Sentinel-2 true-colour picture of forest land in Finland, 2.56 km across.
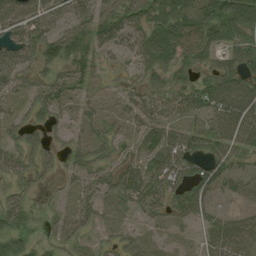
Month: August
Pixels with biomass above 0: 78%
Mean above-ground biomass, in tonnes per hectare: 49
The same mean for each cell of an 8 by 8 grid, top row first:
74 67 57 58 63 85 92 85
102 79 63 38 63 83 55 62
65 54 47 10 32 38 45 72
27 44 30 23 47 30 53 77
46 36 36 53 44 76 53 59
34 29 41 57 56 65 69 36
46 10 39 25 42 44 38 19
55 21 29 27 19 11 37 64
